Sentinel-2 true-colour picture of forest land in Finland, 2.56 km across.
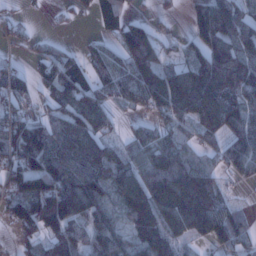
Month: January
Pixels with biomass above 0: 76%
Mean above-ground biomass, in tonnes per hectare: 76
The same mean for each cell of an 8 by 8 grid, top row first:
16 9 15 48 30 18 118 76
19 30 23 43 138 25 97 86
64 66 58 77 103 130 131 111
70 43 101 47 33 97 133 94
138 104 108 49 66 53 40 86
105 145 116 93 95 119 54 36
80 159 136 51 124 139 109 23
32 67 73 84 83 69 47 45
